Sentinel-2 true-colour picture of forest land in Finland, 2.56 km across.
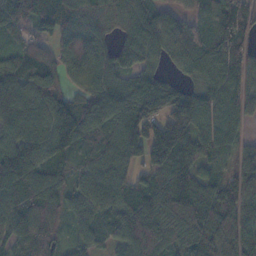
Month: November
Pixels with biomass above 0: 94%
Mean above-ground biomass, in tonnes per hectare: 98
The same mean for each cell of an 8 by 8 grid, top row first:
82 93 100 90 86 55 78 98
45 42 100 70 100 92 93 95
93 89 67 74 77 49 73 106
105 128 139 146 144 152 99 85
117 128 88 101 169 182 90 54
152 88 64 116 68 130 76 92
96 83 90 95 126 179 124 126
72 65 43 60 116 91 126 119
